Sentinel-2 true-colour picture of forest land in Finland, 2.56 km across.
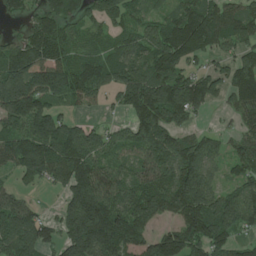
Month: June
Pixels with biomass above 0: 82%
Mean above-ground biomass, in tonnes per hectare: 121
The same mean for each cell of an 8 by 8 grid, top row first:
44 101 77 102 63 90 138 110
111 152 66 77 125 175 95 108
198 166 135 125 167 137 105 135
158 133 31 23 135 141 33 96
148 180 158 97 140 115 94 79
73 102 179 127 116 143 100 79
143 18 208 173 156 124 165 165
186 88 207 174 95 133 145 56
